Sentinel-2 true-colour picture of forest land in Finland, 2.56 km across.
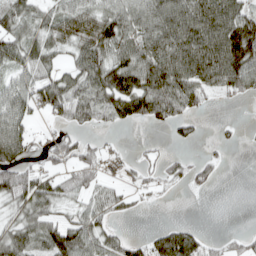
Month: April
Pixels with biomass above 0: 63%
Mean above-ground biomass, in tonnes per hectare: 53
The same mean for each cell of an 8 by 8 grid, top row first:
77 44 58 70 75 109 113 92
59 59 56 86 76 112 117 149
9 29 71 103 97 108 67 76
55 26 59 65 74 57 13 0
87 30 49 8 10 19 5 9
75 49 51 14 25 27 33 0
47 58 40 45 9 0 0 0
76 85 79 42 33 100 26 21
